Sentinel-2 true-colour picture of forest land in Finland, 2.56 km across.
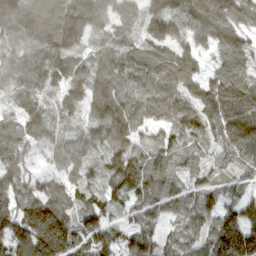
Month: March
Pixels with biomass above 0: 95%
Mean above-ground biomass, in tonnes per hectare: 109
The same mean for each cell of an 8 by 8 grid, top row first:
141 149 149 94 100 108 125 124
81 116 92 101 87 101 68 77
99 141 125 137 107 114 85 93
81 119 76 156 96 93 99 95
90 101 80 111 74 79 68 100
116 67 77 96 112 90 55 50
141 180 107 81 88 94 101 107
203 306 138 111 135 76 102 207
